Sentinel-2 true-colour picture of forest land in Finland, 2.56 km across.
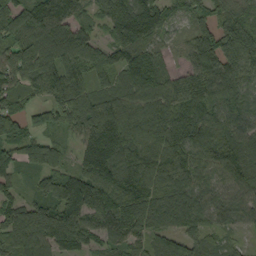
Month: September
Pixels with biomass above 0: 92%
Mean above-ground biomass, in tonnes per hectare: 107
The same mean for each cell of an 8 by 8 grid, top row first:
114 131 68 121 145 62 95 109
116 106 108 61 99 36 142 180
94 106 101 75 148 66 108 114
105 98 143 134 114 123 105 97
107 75 75 175 128 122 133 100
53 114 81 140 115 105 79 96
120 128 150 133 145 149 87 71
148 136 105 68 77 87 79 28
